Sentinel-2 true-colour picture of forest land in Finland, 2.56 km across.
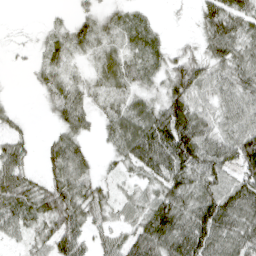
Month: April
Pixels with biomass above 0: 79%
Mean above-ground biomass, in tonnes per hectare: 52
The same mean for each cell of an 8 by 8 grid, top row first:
1 5 24 28 17 4 60 70
9 34 35 36 49 19 47 55
1 36 27 55 39 70 61 62
14 15 62 41 60 92 47 60
42 26 46 31 95 123 68 89
68 35 63 24 41 79 85 70
68 68 65 41 55 87 101 95
29 54 60 39 89 90 104 76
